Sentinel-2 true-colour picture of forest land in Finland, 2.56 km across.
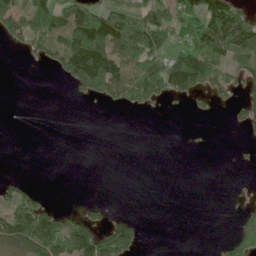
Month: June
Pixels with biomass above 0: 38%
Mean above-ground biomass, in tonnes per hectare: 46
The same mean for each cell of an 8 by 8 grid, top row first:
65 89 121 69 78 77 103 69
13 80 134 106 94 54 107 90
0 2 131 148 76 116 82 47
0 0 0 7 24 5 17 42
0 0 0 0 0 0 2 7
12 0 0 0 0 0 0 1
80 55 21 8 0 0 0 21
103 162 156 149 23 0 1 97
